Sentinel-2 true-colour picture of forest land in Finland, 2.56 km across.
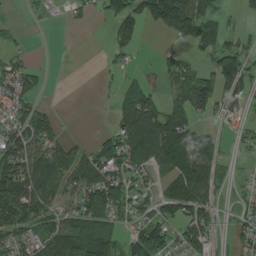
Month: August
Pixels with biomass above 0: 62%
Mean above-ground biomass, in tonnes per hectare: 63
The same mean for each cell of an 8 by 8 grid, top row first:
5 12 18 86 81 121 46 16
19 0 0 35 11 17 50 62
79 11 0 10 34 54 88 114
57 27 0 25 124 70 51 37
93 77 19 75 142 117 103 16
135 108 73 107 52 96 111 7
171 83 96 137 48 84 68 24
67 89 100 82 129 55 53 38
